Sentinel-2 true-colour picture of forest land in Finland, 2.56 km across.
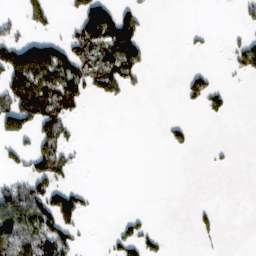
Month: February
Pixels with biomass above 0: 29%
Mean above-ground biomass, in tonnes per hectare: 44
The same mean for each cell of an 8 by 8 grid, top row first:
15 48 76 130 34 0 0 21
110 108 86 142 60 0 9 55
118 118 114 107 19 5 49 10
129 139 31 0 0 1 32 0
40 85 16 0 0 25 4 0
46 106 5 0 0 0 0 0
135 124 69 0 3 0 14 0
104 116 28 35 66 0 10 0
